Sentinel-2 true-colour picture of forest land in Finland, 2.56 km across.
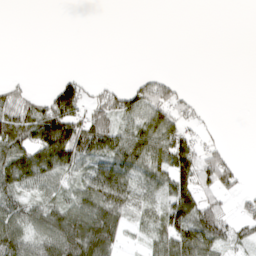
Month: April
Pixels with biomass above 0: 51%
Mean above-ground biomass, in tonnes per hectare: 56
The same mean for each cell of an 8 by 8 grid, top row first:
0 0 0 0 0 0 0 0
0 0 0 0 0 0 0 0
16 3 38 9 34 23 0 0
115 122 104 114 83 66 8 0
126 170 162 102 103 103 25 0
117 72 53 111 72 113 84 39
75 77 100 125 53 120 87 25
93 87 162 101 25 112 105 42
